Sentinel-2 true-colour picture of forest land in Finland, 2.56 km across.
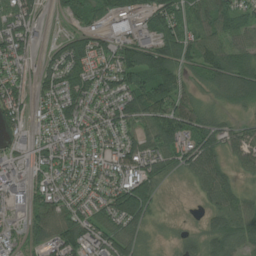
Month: July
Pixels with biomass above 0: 85%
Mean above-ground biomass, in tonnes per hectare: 74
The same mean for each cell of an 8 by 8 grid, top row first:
93 14 64 98 81 94 84 66
96 26 77 78 116 114 87 74
59 59 73 92 121 78 68 115
74 53 88 76 108 123 56 34
39 64 74 72 75 94 93 83
71 63 72 79 85 32 109 47
40 77 67 88 97 3 45 92
37 89 109 87 31 19 77 87
